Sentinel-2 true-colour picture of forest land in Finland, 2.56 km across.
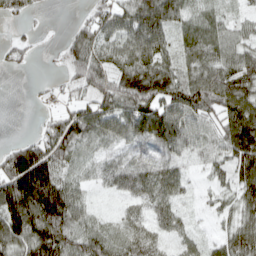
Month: April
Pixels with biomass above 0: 84%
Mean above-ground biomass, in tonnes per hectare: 64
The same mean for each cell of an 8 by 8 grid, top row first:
20 4 13 61 99 59 35 31
35 1 67 39 64 39 69 65
0 4 50 69 103 69 81 84
0 12 58 65 104 94 71 111
36 77 77 51 64 79 59 123
138 136 43 64 68 58 31 91
147 189 67 17 46 46 25 66
103 147 74 65 68 39 26 92
